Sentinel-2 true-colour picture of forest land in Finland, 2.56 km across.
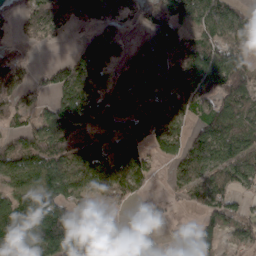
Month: March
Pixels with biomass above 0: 74%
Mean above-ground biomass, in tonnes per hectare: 81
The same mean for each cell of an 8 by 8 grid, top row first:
49 85 57 72 40 93 112 71
31 13 34 72 66 92 98 101
78 34 99 84 110 99 116 88
72 55 107 104 113 95 76 102
72 96 99 102 72 67 112 110
118 116 114 122 68 58 98 98
124 117 68 43 8 14 81 59
141 161 134 79 53 1 33 42
